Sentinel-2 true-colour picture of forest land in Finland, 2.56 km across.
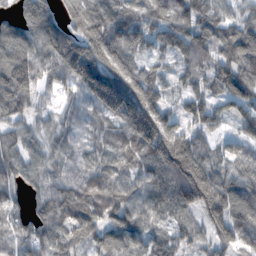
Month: November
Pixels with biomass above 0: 94%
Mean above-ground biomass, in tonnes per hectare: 105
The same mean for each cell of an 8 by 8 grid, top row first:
72 93 132 119 77 107 100 60
115 112 157 190 73 93 111 142
167 67 139 214 151 50 86 160
114 33 59 111 220 74 97 90
81 67 56 68 147 204 64 61
78 67 72 92 82 187 163 100
56 83 115 110 84 109 171 123
78 94 88 101 88 82 83 111
